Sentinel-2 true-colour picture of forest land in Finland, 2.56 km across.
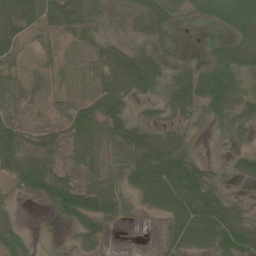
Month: June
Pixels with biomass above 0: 71%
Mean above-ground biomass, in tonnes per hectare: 40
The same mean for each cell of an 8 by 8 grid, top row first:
77 47 40 5 64 33 26 56
33 10 26 32 24 8 23 83
19 11 19 47 88 51 77 31
20 19 48 61 12 36 36 35
48 34 51 21 83 51 4 11
37 74 28 16 90 104 44 27
7 21 78 47 24 82 106 34
34 1 24 7 0 43 56 88
